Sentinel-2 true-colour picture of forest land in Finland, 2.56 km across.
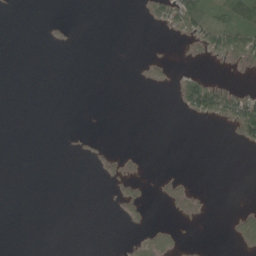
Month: June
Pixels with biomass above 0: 13%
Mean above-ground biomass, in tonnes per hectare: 10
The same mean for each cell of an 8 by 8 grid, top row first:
0 0 0 0 7 64 68 77
0 1 0 0 0 0 38 66
0 0 0 0 8 16 31 2
0 0 0 0 0 5 51 74
0 0 1 1 0 0 0 16
0 0 0 6 4 6 0 0
0 0 0 2 13 10 2 12
0 0 0 0 30 16 0 32
